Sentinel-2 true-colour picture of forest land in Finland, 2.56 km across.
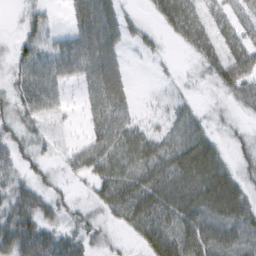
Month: February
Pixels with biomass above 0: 80%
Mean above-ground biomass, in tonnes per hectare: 46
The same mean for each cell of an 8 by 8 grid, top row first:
6 23 51 54 14 74 38 38
25 41 63 57 19 11 50 59
36 50 36 72 0 12 26 56
41 37 12 72 9 28 16 20
44 24 19 64 67 55 56 25
34 24 24 62 68 81 97 41
70 45 24 53 79 85 83 71
96 70 47 16 47 77 82 64
